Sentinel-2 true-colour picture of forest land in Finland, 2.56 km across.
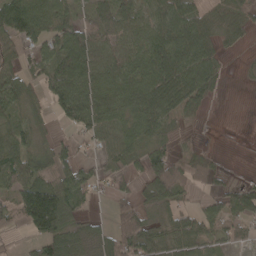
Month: April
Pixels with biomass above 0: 72%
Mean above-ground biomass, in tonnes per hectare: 55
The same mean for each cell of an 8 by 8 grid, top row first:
113 82 46 75 56 80 38 46
72 49 90 62 73 92 67 19
70 62 89 75 77 93 57 3
42 32 92 79 87 59 18 0
63 26 25 61 40 24 8 0
80 65 58 34 48 85 52 4
74 153 37 22 37 44 32 59
7 78 38 55 80 61 39 37
